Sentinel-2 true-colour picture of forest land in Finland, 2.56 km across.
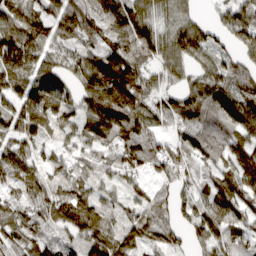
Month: March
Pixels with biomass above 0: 92%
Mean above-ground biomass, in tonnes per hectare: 94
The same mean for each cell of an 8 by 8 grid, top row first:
120 96 120 113 90 60 22 119
146 92 64 113 136 91 84 57
143 110 87 217 92 47 89 105
121 165 81 146 94 95 113 127
94 58 69 108 105 64 114 92
87 62 58 58 56 77 57 123
72 80 138 56 77 57 106 94
81 59 95 120 75 48 117 74
